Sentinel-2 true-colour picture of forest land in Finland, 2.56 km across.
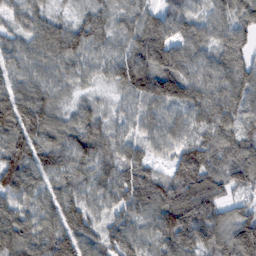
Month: February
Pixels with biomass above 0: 97%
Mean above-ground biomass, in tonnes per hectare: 96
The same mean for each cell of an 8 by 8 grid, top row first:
62 62 46 57 75 75 71 93
75 116 100 65 129 91 67 60
83 84 54 71 158 136 89 100
170 110 65 40 85 81 114 93
141 105 102 83 63 86 118 93
156 84 82 96 94 95 96 101
93 103 114 76 96 145 108 71
132 126 135 106 92 139 102 135
